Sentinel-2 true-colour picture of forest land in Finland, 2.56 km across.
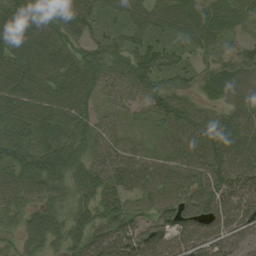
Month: August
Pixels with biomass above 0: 93%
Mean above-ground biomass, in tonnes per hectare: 73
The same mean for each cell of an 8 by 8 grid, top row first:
115 82 83 30 59 68 76 54
92 104 69 65 69 38 40 38
91 88 106 66 76 38 54 61
110 96 84 29 22 73 29 50
94 101 77 51 21 55 98 83
102 121 77 63 67 78 97 111
71 71 60 78 52 82 76 103
46 76 71 96 114 72 81 55
